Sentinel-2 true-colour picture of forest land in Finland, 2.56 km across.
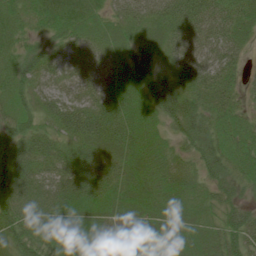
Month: June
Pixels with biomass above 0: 97%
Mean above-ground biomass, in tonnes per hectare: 54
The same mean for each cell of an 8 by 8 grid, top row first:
33 48 50 35 42 65 69 50
34 37 51 37 40 49 58 38
49 52 55 47 57 34 63 28
45 49 76 65 60 80 48 33
54 55 58 62 60 36 58 54
78 61 74 67 60 54 46 44
85 66 66 60 65 55 38 49
61 61 72 59 54 51 43 70
